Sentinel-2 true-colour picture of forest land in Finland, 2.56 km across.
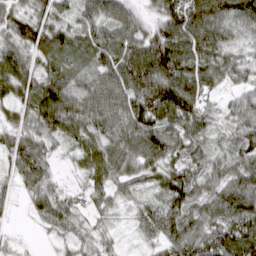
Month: March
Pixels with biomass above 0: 94%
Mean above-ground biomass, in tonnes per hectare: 70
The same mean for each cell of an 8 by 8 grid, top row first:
71 55 51 69 39 97 120 93
72 88 69 82 102 118 100 38
93 78 57 72 111 111 78 50
57 108 90 83 114 118 51 54
77 66 59 85 96 85 45 57
57 70 27 71 55 85 60 66
16 65 29 34 49 77 66 102
10 9 37 23 28 75 94 114
